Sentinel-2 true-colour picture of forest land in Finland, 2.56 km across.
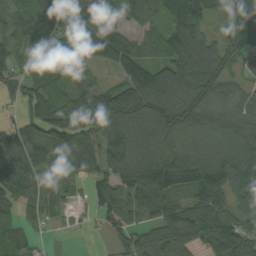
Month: September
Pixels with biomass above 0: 87%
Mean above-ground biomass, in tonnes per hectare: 96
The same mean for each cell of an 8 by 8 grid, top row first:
69 95 191 130 79 132 78 116
52 87 127 171 54 128 107 96
79 90 59 44 148 135 142 56
31 106 113 165 107 109 95 104
103 101 112 90 74 78 68 121
146 87 58 87 109 94 110 127
81 73 27 107 101 100 139 74
91 8 3 46 91 103 106 127
